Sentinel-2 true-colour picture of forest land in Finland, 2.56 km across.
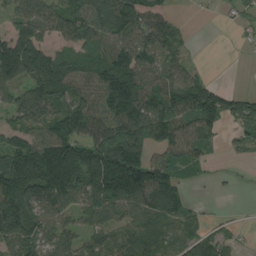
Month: August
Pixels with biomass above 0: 78%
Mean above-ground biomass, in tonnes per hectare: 99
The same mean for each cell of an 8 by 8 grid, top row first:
103 94 111 122 152 37 6 38
161 89 75 105 118 64 0 8
106 139 92 165 119 94 54 0
109 124 142 123 157 137 153 94
96 161 130 179 119 118 56 39
192 205 142 203 162 80 18 5
169 113 82 102 116 97 12 4
124 95 73 74 78 68 97 28
